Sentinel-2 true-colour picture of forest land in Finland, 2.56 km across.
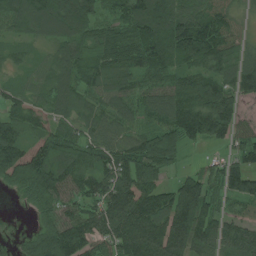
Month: July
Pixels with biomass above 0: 90%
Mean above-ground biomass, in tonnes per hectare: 92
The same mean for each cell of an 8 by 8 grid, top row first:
93 130 131 53 103 97 81 28
34 42 86 92 102 117 126 58
37 60 85 88 68 92 134 99
69 62 68 72 59 121 167 69
103 87 89 89 92 99 62 74
102 139 96 118 102 44 82 130
4 81 76 124 131 175 119 32
14 138 127 101 156 130 126 114
